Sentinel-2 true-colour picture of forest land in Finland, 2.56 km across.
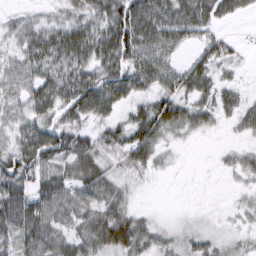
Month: March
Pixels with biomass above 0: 80%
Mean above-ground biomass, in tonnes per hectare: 44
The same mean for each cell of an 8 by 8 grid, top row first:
19 21 42 73 74 62 55 26
35 65 70 81 66 42 40 17
47 57 68 71 55 49 43 14
36 51 70 40 47 59 35 36
55 90 58 50 64 16 2 13
76 53 61 38 21 3 1 21
86 70 53 55 10 3 5 17
52 57 45 62 43 24 25 18
